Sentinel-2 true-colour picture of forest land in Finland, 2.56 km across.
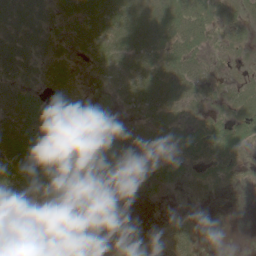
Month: June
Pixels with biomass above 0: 62%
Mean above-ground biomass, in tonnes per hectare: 21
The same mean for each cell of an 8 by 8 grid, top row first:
38 22 34 39 24 26 23 18
40 21 20 35 39 30 13 12
37 11 4 25 39 41 16 10
62 21 5 8 18 14 9 22
70 36 33 44 7 17 34 23
45 49 52 37 4 9 12 8
6 1 1 1 1 3 1 1
1 8 1 2 3 26 2 1
